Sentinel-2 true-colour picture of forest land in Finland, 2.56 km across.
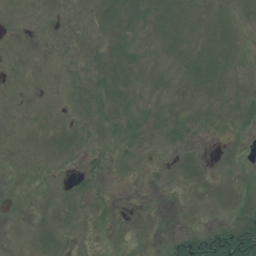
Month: July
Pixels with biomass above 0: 56%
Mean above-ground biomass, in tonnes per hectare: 8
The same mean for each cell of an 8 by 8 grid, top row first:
1 4 5 19 15 20 17 7
1 1 6 18 9 13 17 8
1 0 7 24 12 10 22 7
2 3 7 19 14 10 7 10
2 7 6 8 11 9 1 3
0 2 6 4 2 6 7 3
0 5 4 2 3 1 6 10
1 8 1 1 2 12 26 39
